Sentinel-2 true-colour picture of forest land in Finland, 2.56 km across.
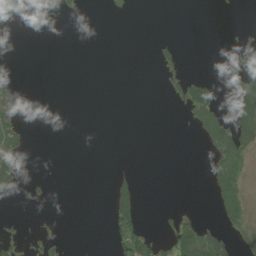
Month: July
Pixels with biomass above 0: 15%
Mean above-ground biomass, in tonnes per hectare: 13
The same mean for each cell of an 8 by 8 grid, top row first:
16 7 5 1 0 0 0 1
0 0 0 0 0 14 0 27
7 0 0 0 0 14 14 65
27 0 0 0 0 2 46 63
39 0 0 0 0 0 33 50
30 4 0 13 0 0 11 19
0 2 0 45 10 8 2 25
15 14 0 19 44 47 63 13
